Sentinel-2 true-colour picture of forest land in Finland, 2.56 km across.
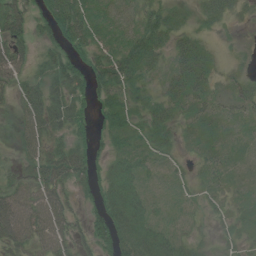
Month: July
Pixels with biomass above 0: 81%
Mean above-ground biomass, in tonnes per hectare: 36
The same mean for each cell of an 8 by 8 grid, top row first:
56 41 46 31 32 19 31 13
50 23 35 36 56 33 15 3
41 42 44 58 31 44 34 23
28 67 37 40 35 25 28 23
28 47 31 27 30 21 21 21
26 69 47 50 29 14 22 15
77 74 21 60 42 13 18 18
68 62 28 51 60 35 11 21
